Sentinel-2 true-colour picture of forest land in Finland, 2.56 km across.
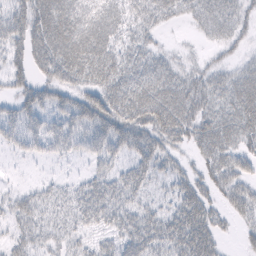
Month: February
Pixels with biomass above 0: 77%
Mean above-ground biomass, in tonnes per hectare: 38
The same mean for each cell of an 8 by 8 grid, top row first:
39 70 68 53 40 26 39 30
37 68 81 50 31 9 11 15
29 38 42 51 48 43 37 40
37 36 51 59 58 59 39 48
27 38 37 49 41 32 42 34
2 8 15 40 33 27 37 41
36 34 46 49 26 34 38 34
30 27 21 27 50 51 46 11
